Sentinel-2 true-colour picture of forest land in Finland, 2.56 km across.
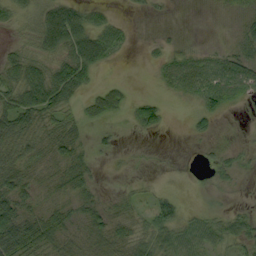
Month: September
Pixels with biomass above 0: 65%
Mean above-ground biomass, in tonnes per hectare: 30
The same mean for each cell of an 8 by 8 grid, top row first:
28 61 55 16 5 1 1 23
21 54 82 43 4 10 10 28
48 68 55 7 0 39 53 54
73 58 23 36 37 1 28 4
50 37 29 11 1 0 7 7
42 25 34 2 3 2 9 14
57 29 28 21 21 31 13 8
101 61 26 46 37 48 45 36
